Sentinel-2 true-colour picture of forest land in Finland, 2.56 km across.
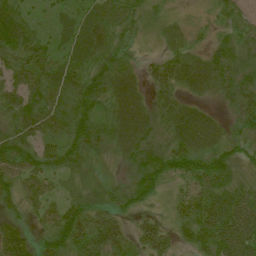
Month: July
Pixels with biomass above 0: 92%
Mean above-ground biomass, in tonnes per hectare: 52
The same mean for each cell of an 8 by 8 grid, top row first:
65 23 46 52 30 12 13 46
67 42 61 50 8 30 33 43
60 63 65 67 34 58 71 52
63 67 64 50 56 62 32 46
72 50 56 44 59 59 62 41
60 48 33 15 65 54 72 38
31 47 56 41 29 38 91 92
79 43 71 71 65 32 64 108
